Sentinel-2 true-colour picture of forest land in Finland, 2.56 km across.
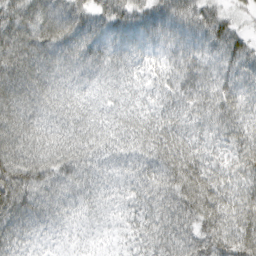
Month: March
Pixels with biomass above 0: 96%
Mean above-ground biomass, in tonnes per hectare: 55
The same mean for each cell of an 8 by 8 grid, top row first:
71 83 61 68 55 66 54 21
92 87 66 47 27 34 46 51
97 76 46 40 28 47 46 42
90 65 52 46 44 50 49 42
83 68 59 48 55 64 37 47
96 77 59 40 51 73 63 46
91 62 35 25 47 64 70 56
54 21 13 10 40 57 69 69
